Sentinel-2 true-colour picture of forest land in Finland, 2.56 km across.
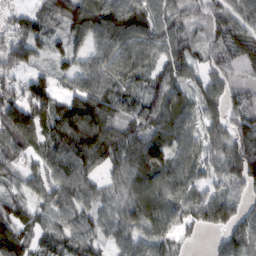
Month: February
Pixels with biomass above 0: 91%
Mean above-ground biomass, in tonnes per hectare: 73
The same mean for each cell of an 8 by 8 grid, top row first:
44 56 104 121 79 63 66 76
88 48 54 100 88 68 51 79
62 51 74 88 57 65 56 54
99 86 129 73 67 94 55 62
85 71 114 93 109 88 65 80
43 82 88 51 96 91 47 88
53 58 56 54 101 87 106 58
105 30 60 50 68 51 10 74
